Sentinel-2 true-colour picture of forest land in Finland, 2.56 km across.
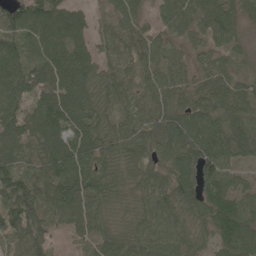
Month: May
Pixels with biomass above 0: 92%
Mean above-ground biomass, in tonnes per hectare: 91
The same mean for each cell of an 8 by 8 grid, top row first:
104 127 76 59 49 95 114 78
82 107 82 56 74 48 65 39
115 127 110 72 73 80 88 50
76 118 113 74 68 106 107 101
101 107 109 90 101 127 115 111
98 101 107 81 90 113 100 50
114 98 115 73 83 111 117 111
76 58 36 93 103 94 58 120
